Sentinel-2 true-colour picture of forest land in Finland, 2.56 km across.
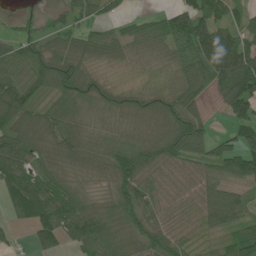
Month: June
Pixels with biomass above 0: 86%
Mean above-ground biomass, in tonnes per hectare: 67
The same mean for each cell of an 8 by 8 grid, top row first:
21 23 48 30 15 77 77 36
53 52 55 50 56 86 117 96
101 90 74 17 21 63 80 128
98 59 61 66 74 98 27 65
114 73 75 63 75 94 65 62
90 81 47 65 82 63 51 70
63 97 80 74 73 62 91 69
12 66 71 89 90 65 21 59
